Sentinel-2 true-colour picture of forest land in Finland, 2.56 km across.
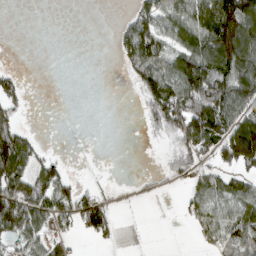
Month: March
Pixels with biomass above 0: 49%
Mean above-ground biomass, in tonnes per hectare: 57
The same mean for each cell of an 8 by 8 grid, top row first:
0 0 0 1 72 83 136 182
0 0 0 11 129 73 121 168
37 0 0 0 87 114 165 141
38 0 0 0 43 134 180 97
119 6 0 0 3 56 108 197
120 86 8 4 8 32 49 49
122 87 96 41 5 9 73 80
62 50 18 25 1 0 40 72
